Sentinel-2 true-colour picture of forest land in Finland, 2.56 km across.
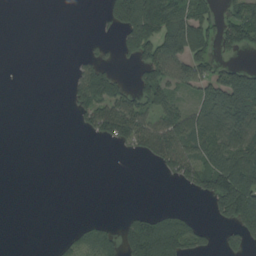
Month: August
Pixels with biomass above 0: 40%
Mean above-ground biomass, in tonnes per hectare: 54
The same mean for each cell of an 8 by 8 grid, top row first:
0 0 0 72 168 107 67 99
0 0 3 17 140 157 71 60
0 0 61 55 78 84 82 108
0 0 46 112 75 72 123 173
0 0 0 30 71 104 106 133
0 0 0 0 0 49 108 163
0 0 0 0 8 11 27 184
0 1 38 37 144 125 28 53
